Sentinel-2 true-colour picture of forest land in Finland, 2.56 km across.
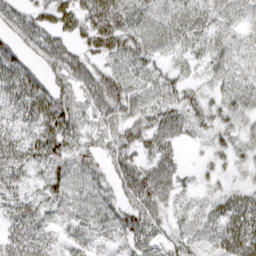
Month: March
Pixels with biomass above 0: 88%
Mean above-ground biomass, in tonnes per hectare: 45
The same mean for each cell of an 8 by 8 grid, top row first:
51 47 56 70 45 47 39 33
50 63 37 60 51 40 42 34
67 49 53 60 56 39 29 39
40 74 51 52 53 52 38 35
45 68 49 47 43 36 24 32
37 45 54 43 64 42 18 15
39 38 50 49 67 26 33 63
42 28 30 25 54 39 39 75
